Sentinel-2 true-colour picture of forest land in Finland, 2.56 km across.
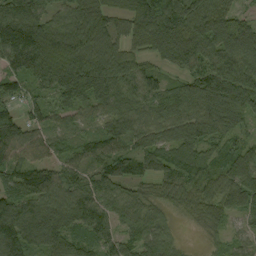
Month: September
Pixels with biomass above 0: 93%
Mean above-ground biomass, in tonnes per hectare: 82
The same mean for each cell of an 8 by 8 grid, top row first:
125 71 79 56 122 137 132 60
142 39 53 63 68 150 120 127
79 52 65 86 87 46 131 134
21 55 54 77 83 94 109 112
105 68 61 79 75 99 90 57
80 92 62 90 64 71 69 127
103 92 49 69 74 44 86 87
137 102 58 39 82 30 25 39
